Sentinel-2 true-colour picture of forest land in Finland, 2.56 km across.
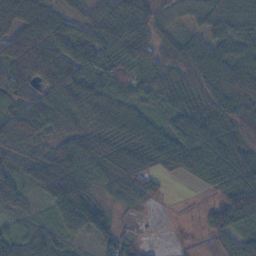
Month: November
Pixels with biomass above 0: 87%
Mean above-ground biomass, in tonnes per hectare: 58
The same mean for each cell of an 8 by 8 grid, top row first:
73 71 31 54 84 19 42 53
86 90 66 86 90 55 52 50
79 88 94 70 47 47 68 70
67 89 51 61 34 40 59 66
69 38 57 56 55 72 65 58
45 92 77 69 59 32 69 80
33 29 96 30 23 2 29 113
63 78 23 43 13 2 24 60
